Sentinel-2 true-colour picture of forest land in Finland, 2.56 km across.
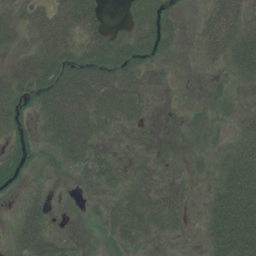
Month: July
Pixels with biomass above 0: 64%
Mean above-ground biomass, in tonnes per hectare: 26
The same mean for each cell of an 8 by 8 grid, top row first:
15 48 55 4 20 11 27 37
15 53 29 30 26 7 29 47
32 46 53 56 37 3 5 20
21 41 59 54 23 1 3 13
18 15 58 17 21 2 5 31
20 6 15 26 23 18 9 51
9 17 1 23 56 32 23 55
23 37 4 16 20 6 19 50
